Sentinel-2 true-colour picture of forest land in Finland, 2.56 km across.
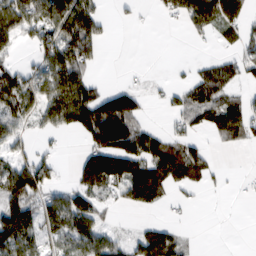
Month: February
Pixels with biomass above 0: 54%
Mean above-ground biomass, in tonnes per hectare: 63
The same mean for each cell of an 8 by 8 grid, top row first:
109 112 137 7 5 42 118 68
29 88 121 0 0 0 7 46
83 87 105 6 8 11 88 46
79 78 147 186 43 42 82 76
45 14 28 161 121 65 27 30
97 62 66 126 155 105 49 5
115 74 101 22 47 14 0 1
109 57 81 52 79 53 0 0
